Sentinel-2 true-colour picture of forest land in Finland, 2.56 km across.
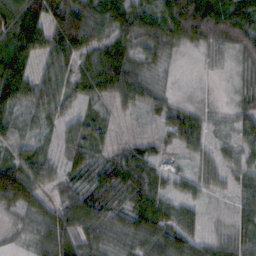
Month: October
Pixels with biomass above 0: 90%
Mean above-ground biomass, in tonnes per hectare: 49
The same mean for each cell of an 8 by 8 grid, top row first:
87 71 87 49 51 92 94 90
87 59 67 60 43 25 34 40
93 55 46 60 39 6 5 15
40 47 31 22 28 47 19 34
29 18 57 25 32 31 33 36
91 50 43 73 68 24 40 32
47 44 79 66 73 50 17 33
16 56 61 44 59 64 40 56
